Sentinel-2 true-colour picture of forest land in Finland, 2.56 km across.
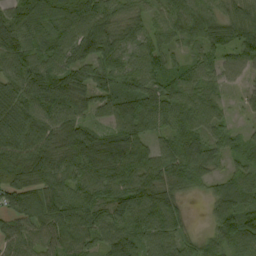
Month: September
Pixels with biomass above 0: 94%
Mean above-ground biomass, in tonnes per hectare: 73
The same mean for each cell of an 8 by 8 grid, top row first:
68 100 88 61 45 58 62 62
94 83 83 80 60 38 52 74
81 82 65 74 71 51 52 25
85 78 60 70 109 92 75 12
84 79 121 114 66 77 61 39
83 94 80 88 87 75 52 68
90 101 82 66 111 60 36 102
66 66 67 73 65 63 45 99
